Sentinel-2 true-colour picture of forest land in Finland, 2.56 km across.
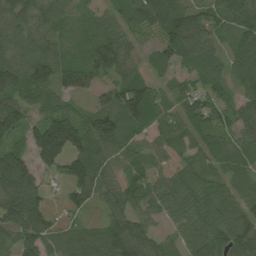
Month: August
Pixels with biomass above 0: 88%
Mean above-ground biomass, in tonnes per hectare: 76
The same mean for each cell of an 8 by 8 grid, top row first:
87 73 38 56 99 107 77 96
74 67 49 98 30 112 76 69
94 96 104 65 61 40 76 60
99 65 45 104 123 65 91 61
55 206 110 94 57 53 38 43
150 37 115 58 63 64 53 41
127 45 40 55 64 62 84 78
87 68 54 85 82 54 98 111
